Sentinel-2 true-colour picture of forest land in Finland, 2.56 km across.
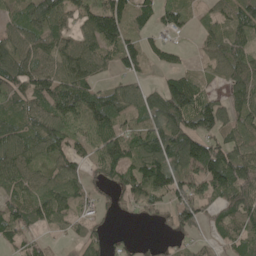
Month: May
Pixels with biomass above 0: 77%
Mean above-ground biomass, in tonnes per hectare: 82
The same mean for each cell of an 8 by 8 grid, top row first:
57 111 80 139 52 66 32 80
93 80 98 88 62 29 42 63
112 107 102 36 41 76 30 100
91 120 144 101 107 143 115 78
101 88 64 119 110 148 106 85
100 62 67 74 146 117 142 106
94 102 40 30 63 100 67 107
64 25 41 31 14 36 40 86
